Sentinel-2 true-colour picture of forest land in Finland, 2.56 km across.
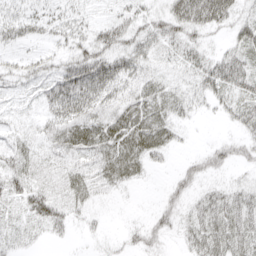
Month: April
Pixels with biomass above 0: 76%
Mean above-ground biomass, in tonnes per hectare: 32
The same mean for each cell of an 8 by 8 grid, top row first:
38 25 21 18 30 62 69 32
19 15 34 50 42 28 21 44
25 37 81 68 39 19 48 51
15 35 58 42 48 30 11 37
26 30 51 52 54 17 14 30
44 27 38 38 14 20 25 10
22 47 22 3 3 31 41 47
18 11 5 8 30 12 49 47
